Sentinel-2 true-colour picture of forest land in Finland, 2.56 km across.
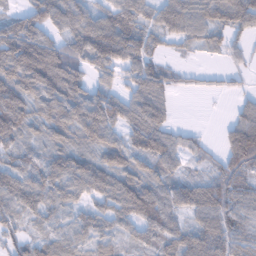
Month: February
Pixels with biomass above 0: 84%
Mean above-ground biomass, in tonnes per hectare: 70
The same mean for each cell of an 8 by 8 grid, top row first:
51 93 83 82 66 86 65 92
145 101 92 143 80 18 31 27
117 139 80 45 97 24 8 12
120 93 99 97 103 16 1 44
65 62 59 71 84 54 18 149
78 82 96 86 66 46 52 80
63 59 37 63 108 73 100 66
42 39 30 30 41 71 105 77
